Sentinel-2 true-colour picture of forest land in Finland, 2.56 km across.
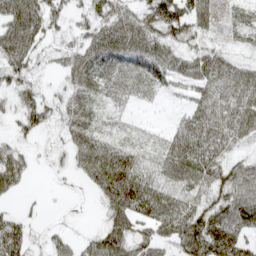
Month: April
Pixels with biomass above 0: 80%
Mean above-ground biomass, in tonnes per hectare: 52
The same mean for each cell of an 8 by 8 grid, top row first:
81 66 27 71 56 87 74 33
80 22 47 74 70 43 38 25
50 9 48 52 57 52 72 66
36 46 41 19 5 16 76 70
27 10 56 45 19 65 80 31
60 6 28 126 66 68 73 69
11 3 2 67 72 65 61 81
77 22 24 79 53 68 131 74
